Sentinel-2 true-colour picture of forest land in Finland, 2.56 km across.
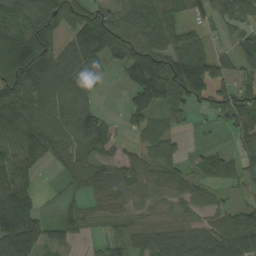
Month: August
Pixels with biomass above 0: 76%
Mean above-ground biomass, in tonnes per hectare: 72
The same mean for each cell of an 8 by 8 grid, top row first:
116 127 88 84 111 70 53 57
145 85 106 75 92 107 50 51
98 101 86 7 116 124 114 44
95 80 76 10 69 48 29 93
101 95 77 57 34 20 11 50
103 6 68 82 84 57 45 54
136 6 38 40 40 34 55 42
141 55 18 35 97 106 98 129
